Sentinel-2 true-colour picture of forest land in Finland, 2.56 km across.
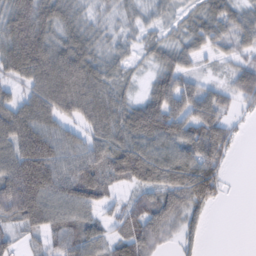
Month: February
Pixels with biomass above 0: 84%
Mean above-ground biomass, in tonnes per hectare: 69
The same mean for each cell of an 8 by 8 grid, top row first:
93 78 47 30 32 31 60 56
105 94 89 37 32 48 40 41
49 108 107 52 20 77 24 62
79 89 83 81 107 96 81 23
108 125 70 83 80 76 101 13
157 162 133 90 92 90 99 1
121 102 94 35 73 69 43 0
40 48 76 51 84 32 9 0
